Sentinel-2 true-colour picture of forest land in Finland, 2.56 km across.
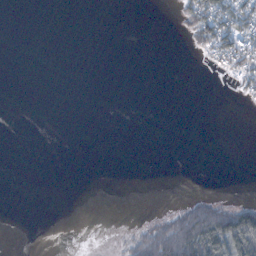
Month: October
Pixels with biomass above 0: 14%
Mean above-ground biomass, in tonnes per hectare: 13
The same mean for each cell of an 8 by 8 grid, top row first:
0 0 0 0 0 13 87 72
0 0 0 0 0 0 48 73
0 0 0 0 0 0 1 30
0 0 0 0 0 0 0 0
0 0 0 0 0 0 0 0
0 0 0 0 0 0 0 0
0 0 0 0 0 13 51 45
0 0 0 1 45 110 129 135
